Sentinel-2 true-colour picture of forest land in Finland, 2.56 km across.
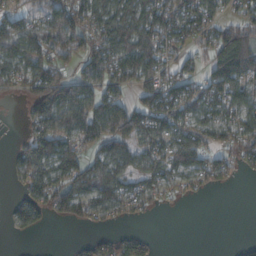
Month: October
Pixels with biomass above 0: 68%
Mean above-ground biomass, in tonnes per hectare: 88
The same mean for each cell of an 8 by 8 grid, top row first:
76 79 126 155 133 112 106 69
119 112 107 164 157 82 66 192
90 167 94 114 112 101 99 144
4 181 144 118 124 121 89 99
28 152 102 115 91 128 93 97
42 141 143 129 70 67 84 21
48 81 100 82 43 4 0 0
5 0 14 59 46 0 0 6
